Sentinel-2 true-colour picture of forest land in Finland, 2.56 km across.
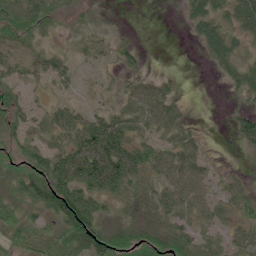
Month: June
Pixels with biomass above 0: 71%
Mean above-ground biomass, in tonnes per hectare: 34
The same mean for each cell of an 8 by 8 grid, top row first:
50 47 17 4 0 6 44 47
42 20 14 26 9 0 34 19
28 29 14 10 25 5 1 34
48 22 23 24 42 24 0 30
42 35 59 85 44 27 6 23
37 79 91 111 44 43 25 12
30 52 98 19 20 43 32 32
41 40 74 62 48 48 27 30
